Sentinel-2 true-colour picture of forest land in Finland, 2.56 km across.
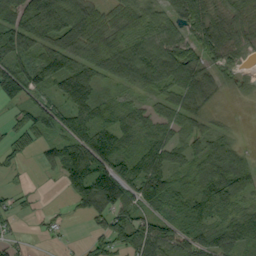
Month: September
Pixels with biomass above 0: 80%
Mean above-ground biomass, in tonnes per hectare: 66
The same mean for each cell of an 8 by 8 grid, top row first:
87 65 91 53 64 75 88 59
104 72 88 85 80 95 88 56
100 76 122 58 80 103 49 22
29 71 77 56 46 61 27 9
43 54 99 89 59 57 65 26
17 10 110 158 102 58 78 87
24 7 42 97 72 69 70 55
20 10 9 80 102 70 70 90
